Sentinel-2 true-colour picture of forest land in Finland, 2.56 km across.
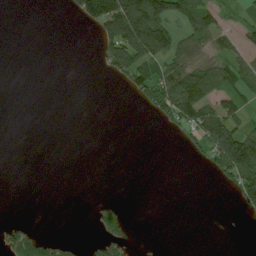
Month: July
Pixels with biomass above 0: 28%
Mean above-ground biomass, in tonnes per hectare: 34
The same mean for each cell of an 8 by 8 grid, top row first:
0 0 56 168 182 71 62 16
0 0 0 89 162 76 56 49
0 0 0 21 82 109 85 75
0 0 0 0 13 90 80 57
0 0 0 0 0 5 83 160
0 0 0 0 0 0 15 115
0 0 0 17 0 0 0 28
66 33 7 41 2 0 0 0
